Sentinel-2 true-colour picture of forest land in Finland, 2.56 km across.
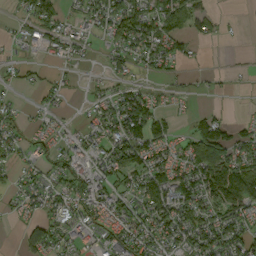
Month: September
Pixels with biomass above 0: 61%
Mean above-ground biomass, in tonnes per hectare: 51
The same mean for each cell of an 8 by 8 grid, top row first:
22 71 40 97 87 83 34 3
18 56 37 50 75 50 7 1
20 21 9 34 18 16 9 4
21 27 10 73 109 19 24 3
43 34 47 86 92 39 123 54
28 36 63 68 86 70 104 114
19 57 63 72 71 85 69 71
8 85 43 69 65 68 89 74
